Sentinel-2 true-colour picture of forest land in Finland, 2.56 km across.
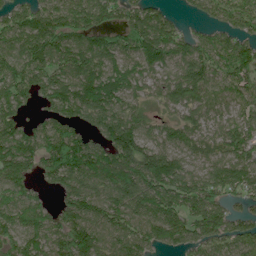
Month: June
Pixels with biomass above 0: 88%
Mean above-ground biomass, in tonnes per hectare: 116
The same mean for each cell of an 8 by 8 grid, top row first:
86 138 144 113 150 35 60 93
104 147 133 105 149 115 96 112
140 125 137 122 65 111 112 104
96 72 134 147 70 71 86 95
143 125 129 150 126 89 84 126
120 95 160 171 191 165 115 130
122 65 146 119 141 131 145 56
100 107 155 100 103 100 112 112
